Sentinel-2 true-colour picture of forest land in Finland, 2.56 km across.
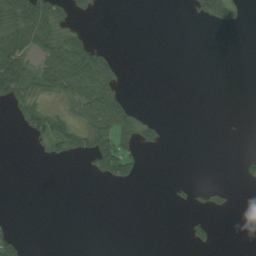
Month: July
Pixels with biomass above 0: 23%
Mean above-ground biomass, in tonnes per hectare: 19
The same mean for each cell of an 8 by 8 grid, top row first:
79 63 14 0 0 0 53 16
77 55 54 11 0 0 0 0
87 70 94 47 0 0 0 0
17 33 33 96 7 0 0 0
0 32 36 80 28 0 0 0
0 0 2 52 7 0 0 6
0 0 0 0 0 5 16 1
26 0 0 0 0 0 18 0
